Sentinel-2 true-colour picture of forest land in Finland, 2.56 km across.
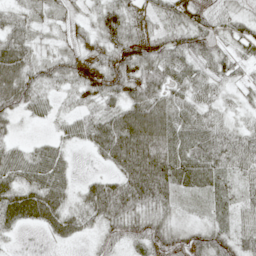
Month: May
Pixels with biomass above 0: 88%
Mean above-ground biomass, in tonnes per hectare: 42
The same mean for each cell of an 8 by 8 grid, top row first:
30 19 25 37 21 40 44 30
63 13 32 42 52 59 65 37
75 47 47 59 61 44 44 31
35 21 27 44 73 56 33 19
21 24 20 66 87 67 55 53
42 53 10 33 86 53 32 39
66 63 35 64 40 23 15 32
7 10 16 35 58 58 54 44
